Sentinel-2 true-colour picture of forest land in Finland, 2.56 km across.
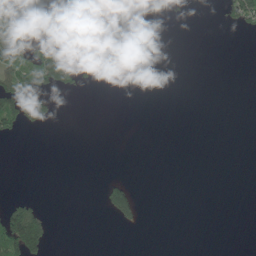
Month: June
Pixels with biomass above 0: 11%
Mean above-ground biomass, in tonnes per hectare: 14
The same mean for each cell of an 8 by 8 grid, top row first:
46 2 0 0 2 5 0 66
54 46 12 0 0 0 0 0
71 66 31 5 0 0 0 0
98 50 0 0 0 0 0 0
3 0 0 0 0 0 0 0
0 0 0 7 0 0 0 0
53 9 0 85 11 0 0 0
125 49 0 0 0 0 0 0
